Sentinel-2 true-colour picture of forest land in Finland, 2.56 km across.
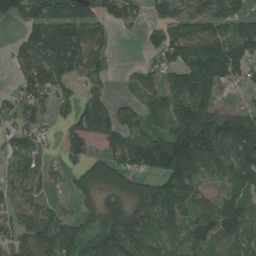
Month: July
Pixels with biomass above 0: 74%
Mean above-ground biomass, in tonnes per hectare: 90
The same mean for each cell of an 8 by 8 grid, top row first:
95 142 152 88 50 111 122 100
53 176 141 45 28 118 133 138
42 122 56 22 51 73 137 48
55 51 75 76 63 123 109 51
52 20 91 119 122 195 193 170
53 43 59 76 83 169 64 116
52 55 30 76 99 103 57 90
66 127 94 138 79 67 98 68
